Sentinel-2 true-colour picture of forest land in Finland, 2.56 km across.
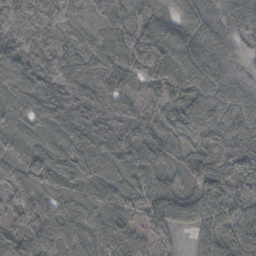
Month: October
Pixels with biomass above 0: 96%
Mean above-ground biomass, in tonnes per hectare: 55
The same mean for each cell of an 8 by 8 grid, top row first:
88 106 30 50 47 44 54 62
68 72 49 40 79 58 64 28
54 69 58 39 39 44 66 44
36 52 86 59 34 28 71 67
33 22 68 61 61 35 73 88
50 58 51 39 28 31 99 85
53 47 36 31 61 73 86 44
61 55 35 63 35 24 69 61
